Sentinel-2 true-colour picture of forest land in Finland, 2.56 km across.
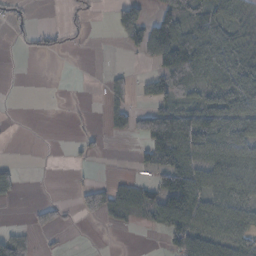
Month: November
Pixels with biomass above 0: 47%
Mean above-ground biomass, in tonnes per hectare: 35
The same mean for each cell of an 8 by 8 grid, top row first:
19 0 15 20 36 64 50 52
7 22 6 0 55 101 81 70
0 0 0 20 15 69 52 96
0 0 1 45 51 65 53 57
0 0 13 1 47 95 60 62
27 1 3 6 12 79 56 61
4 19 24 48 53 116 54 58
47 4 0 0 0 58 62 44
